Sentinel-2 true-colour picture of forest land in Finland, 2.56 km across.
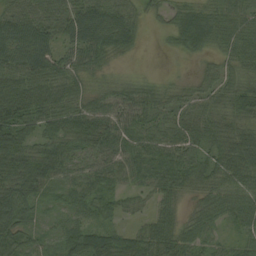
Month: August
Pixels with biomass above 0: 91%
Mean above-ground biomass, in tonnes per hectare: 53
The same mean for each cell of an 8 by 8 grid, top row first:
62 69 83 75 28 40 56 56
72 61 64 58 9 23 38 64
83 71 47 25 22 15 31 42
90 69 57 51 58 49 50 60
68 48 51 57 54 52 46 77
75 61 41 49 49 58 47 71
100 21 42 39 21 38 42 54
67 27 71 69 72 67 38 35
